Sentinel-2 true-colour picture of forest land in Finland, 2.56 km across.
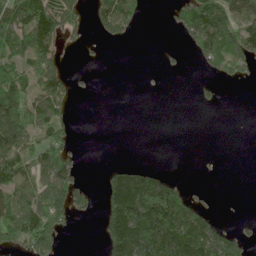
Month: June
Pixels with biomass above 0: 44%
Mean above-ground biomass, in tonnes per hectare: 69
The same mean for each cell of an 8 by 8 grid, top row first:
114 143 62 119 22 48 183 105
90 96 12 3 0 6 109 143
102 100 4 0 1 0 15 32
212 106 0 0 0 0 2 0
150 84 4 0 0 0 0 0
117 89 30 78 104 19 1 0
116 144 40 137 231 222 27 0
96 97 0 137 239 232 167 43
